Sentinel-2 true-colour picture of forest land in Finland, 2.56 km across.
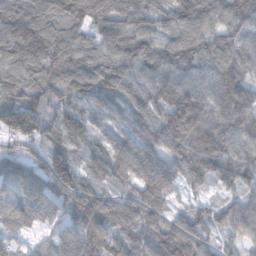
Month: November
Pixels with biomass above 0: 96%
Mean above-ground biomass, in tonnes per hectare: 100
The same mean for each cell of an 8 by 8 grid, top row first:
113 104 139 104 88 84 85 88
127 141 108 95 85 109 94 74
70 82 98 115 76 113 84 84
137 83 95 80 91 160 98 135
62 92 68 73 127 117 121 83
153 169 102 86 106 91 88 95
120 107 144 117 116 39 64 72
52 53 130 102 125 145 65 49
